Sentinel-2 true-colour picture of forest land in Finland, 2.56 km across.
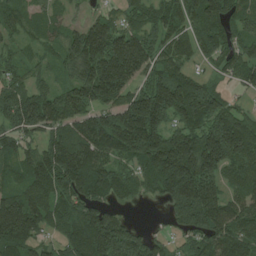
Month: July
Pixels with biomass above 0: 88%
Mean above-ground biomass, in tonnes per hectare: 121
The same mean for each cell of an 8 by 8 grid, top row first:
74 60 21 69 83 103 151 88
44 48 148 180 125 90 81 74
60 42 129 237 95 144 47 61
135 149 128 117 215 153 153 65
93 105 209 179 207 182 188 212
97 150 199 110 84 220 141 100
195 130 134 78 6 120 162 106
163 55 165 215 104 41 109 130
